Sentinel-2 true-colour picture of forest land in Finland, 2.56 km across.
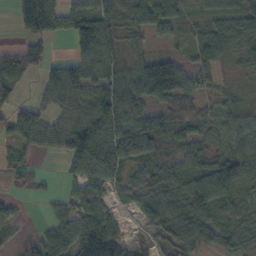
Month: October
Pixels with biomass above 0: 80%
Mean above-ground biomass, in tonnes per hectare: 66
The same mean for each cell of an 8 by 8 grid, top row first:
38 96 88 63 83 54 38 66
51 33 93 84 37 22 70 41
70 57 109 99 146 145 34 22
61 71 73 125 77 65 34 39
52 50 161 137 100 76 50 43
32 12 80 86 44 84 97 65
18 19 68 33 63 75 107 55
8 84 101 68 18 60 48 61
